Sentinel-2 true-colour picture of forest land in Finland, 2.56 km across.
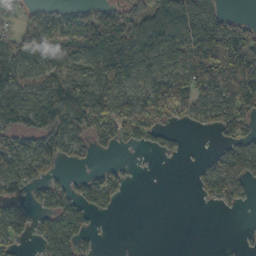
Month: October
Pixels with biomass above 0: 61%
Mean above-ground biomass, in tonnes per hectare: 68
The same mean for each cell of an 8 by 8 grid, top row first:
29 68 81 95 97 114 121 25
98 82 86 143 120 93 119 144
114 77 86 125 66 78 127 97
119 115 111 120 89 52 82 88
83 87 47 45 28 14 3 84
119 49 28 53 1 0 74 113
77 71 83 29 0 0 7 18
51 78 56 1 0 0 0 8
